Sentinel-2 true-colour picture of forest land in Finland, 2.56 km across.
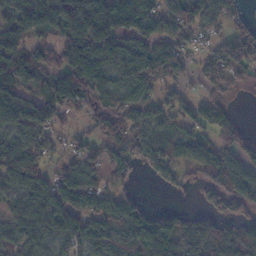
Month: November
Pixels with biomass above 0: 79%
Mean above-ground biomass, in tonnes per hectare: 89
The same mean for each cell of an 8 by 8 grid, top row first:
86 119 135 160 142 98 86 41
64 65 144 95 105 96 52 104
77 69 175 91 116 73 86 69
105 90 54 108 84 71 89 17
80 61 47 85 110 75 83 86
96 67 106 70 35 54 87 111
66 105 115 105 49 33 56 75
75 71 89 75 110 130 155 142
